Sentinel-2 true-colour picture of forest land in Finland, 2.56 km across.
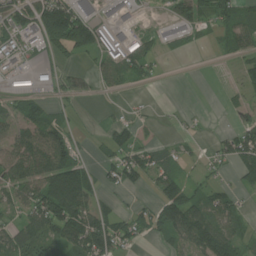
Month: July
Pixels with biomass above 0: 60%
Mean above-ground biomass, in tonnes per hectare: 65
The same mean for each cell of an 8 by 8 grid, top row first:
109 178 138 75 16 73 75 78
67 51 97 136 67 17 9 58
37 42 40 51 28 1 0 31
60 68 14 11 11 9 5 29
75 111 28 57 46 21 16 102
89 120 117 52 74 60 28 47
55 145 113 48 35 140 94 55
92 90 120 132 29 71 149 64
